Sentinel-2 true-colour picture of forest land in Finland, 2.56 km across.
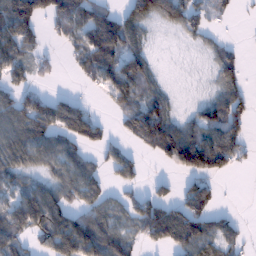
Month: January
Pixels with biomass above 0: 63%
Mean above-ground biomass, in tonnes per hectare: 63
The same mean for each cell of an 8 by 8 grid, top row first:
121 80 89 58 56 81 45 10
85 15 58 108 45 3 26 18
42 13 19 82 81 2 13 53
89 102 72 25 100 29 59 65
102 90 68 31 67 133 115 58
61 51 77 37 22 32 101 7
100 128 56 58 81 65 76 3
77 75 176 96 48 84 73 38
